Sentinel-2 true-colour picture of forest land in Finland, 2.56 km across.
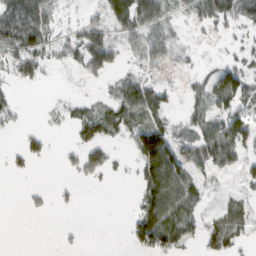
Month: February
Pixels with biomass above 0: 50%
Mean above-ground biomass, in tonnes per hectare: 36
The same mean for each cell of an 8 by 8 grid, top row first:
81 55 7 64 76 15 56 57
83 42 60 63 67 31 1 10
37 10 10 17 34 2 27 61
28 2 25 48 64 12 35 52
8 19 42 28 107 61 83 67
9 0 23 15 62 93 23 19
0 9 7 0 57 81 16 32
0 0 4 0 60 60 44 36
